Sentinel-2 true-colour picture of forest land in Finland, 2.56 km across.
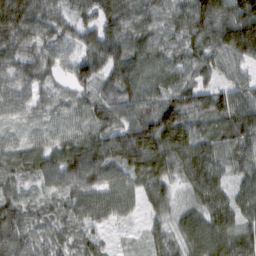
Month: February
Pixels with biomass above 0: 95%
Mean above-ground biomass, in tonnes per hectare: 83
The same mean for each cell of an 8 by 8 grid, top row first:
166 90 59 116 76 85 138 159
97 61 62 103 90 74 96 137
71 46 74 86 91 79 42 46
50 46 47 71 81 108 90 114
50 57 93 110 152 137 79 90
71 80 127 90 103 67 97 54
82 41 74 76 42 49 97 77
93 56 47 13 27 59 133 112
